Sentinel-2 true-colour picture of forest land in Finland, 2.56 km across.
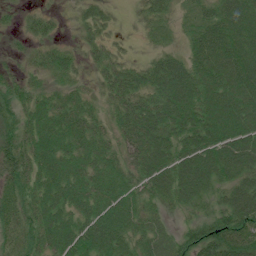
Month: July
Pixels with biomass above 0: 89%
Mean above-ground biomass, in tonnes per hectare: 49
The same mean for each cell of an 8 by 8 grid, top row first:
13 19 19 15 24 22 45 78
7 28 23 23 11 20 73 72
23 27 22 44 45 84 59 79
39 46 52 34 67 68 57 69
55 59 51 36 74 49 63 77
63 51 50 49 56 68 64 63
52 51 47 60 42 30 29 88
41 51 60 64 48 44 80 92
